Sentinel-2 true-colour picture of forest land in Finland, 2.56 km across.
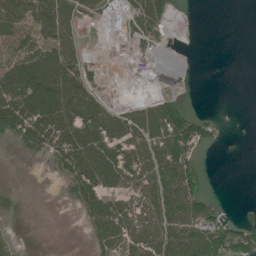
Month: July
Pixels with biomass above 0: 52%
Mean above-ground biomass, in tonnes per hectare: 46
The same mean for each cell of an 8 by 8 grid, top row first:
84 95 43 18 90 13 0 0
35 68 31 8 36 3 0 0
75 91 84 6 13 1 0 0
82 82 97 50 62 104 7 0
31 61 84 81 86 133 32 0
0 8 77 76 81 116 4 0
2 0 42 70 77 109 72 11
11 0 2 69 91 91 95 76
